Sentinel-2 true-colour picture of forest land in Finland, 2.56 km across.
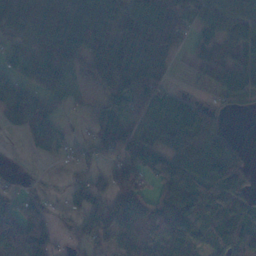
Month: November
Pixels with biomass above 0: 75%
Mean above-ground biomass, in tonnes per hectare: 68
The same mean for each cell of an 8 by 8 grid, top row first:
82 117 100 67 112 90 62 90
44 114 98 119 114 39 41 81
65 70 21 114 101 10 11 76
80 45 14 85 53 62 42 12
1 41 18 81 73 87 107 21
12 3 25 69 48 102 92 83
64 23 43 86 76 137 116 88
108 61 33 43 76 95 74 113
